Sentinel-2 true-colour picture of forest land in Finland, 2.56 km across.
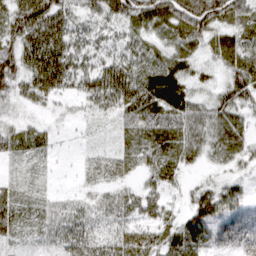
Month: March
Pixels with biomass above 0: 88%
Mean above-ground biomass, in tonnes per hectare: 45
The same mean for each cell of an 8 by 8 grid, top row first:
68 87 37 60 79 81 80 48
69 90 48 40 39 44 34 55
59 77 50 71 63 62 18 61
16 17 16 35 72 63 49 44
43 23 6 13 45 59 53 49
17 10 11 32 29 28 12 23
34 23 29 35 48 18 75 65
20 25 50 46 65 60 61 54
